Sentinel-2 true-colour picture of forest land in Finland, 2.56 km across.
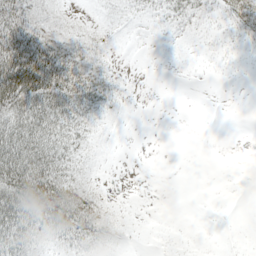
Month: May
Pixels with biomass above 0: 55%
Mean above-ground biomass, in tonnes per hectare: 27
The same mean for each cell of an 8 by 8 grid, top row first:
68 31 8 14 12 25 13 39
98 64 32 5 1 4 5 5
123 97 58 15 0 0 1 1
71 68 41 12 0 0 0 0
77 58 32 3 0 0 0 0
95 78 31 1 0 0 0 0
85 89 69 17 0 0 0 0
61 31 35 19 0 3 0 1
